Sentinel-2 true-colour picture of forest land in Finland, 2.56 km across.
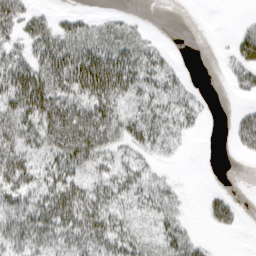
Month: March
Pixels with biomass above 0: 64%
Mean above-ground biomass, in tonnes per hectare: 36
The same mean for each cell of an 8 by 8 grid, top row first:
49 17 18 12 3 0 0 3
30 64 51 48 35 2 0 41
63 63 67 70 57 31 0 26
59 76 60 58 59 49 7 17
65 68 85 54 43 19 0 23
52 48 44 44 37 5 0 0
53 68 63 44 32 34 22 12
42 45 51 49 34 53 8 0
